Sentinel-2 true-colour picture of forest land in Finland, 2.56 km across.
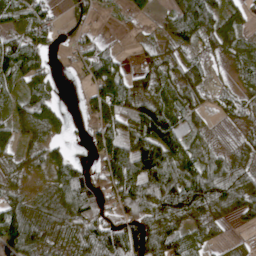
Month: April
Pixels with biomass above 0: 79%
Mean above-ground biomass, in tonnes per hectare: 61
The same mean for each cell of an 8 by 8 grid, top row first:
54 50 42 5 19 38 84 43
103 51 39 17 16 20 26 32
56 52 15 97 43 37 29 25
40 78 16 98 89 58 21 38
34 52 5 118 129 96 31 24
25 38 71 116 190 110 103 65
66 61 115 63 110 116 76 68
111 59 73 121 102 68 33 9
